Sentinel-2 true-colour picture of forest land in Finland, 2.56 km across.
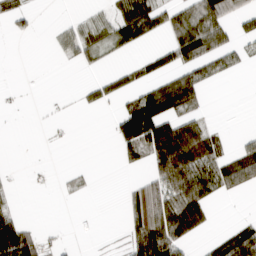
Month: March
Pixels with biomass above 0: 38%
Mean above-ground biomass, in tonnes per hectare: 32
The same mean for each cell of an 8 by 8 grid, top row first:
27 0 9 29 56 44 75 41
0 3 43 30 14 56 59 21
0 0 3 25 31 59 32 3
1 2 9 11 93 63 9 0
0 3 0 16 90 127 62 17
2 2 12 0 23 104 70 69
16 0 1 0 101 90 36 0
115 15 1 1 103 68 14 75
